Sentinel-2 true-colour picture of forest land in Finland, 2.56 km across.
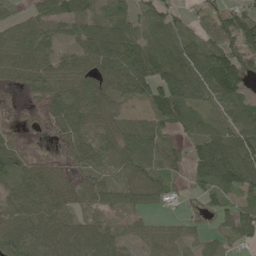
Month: May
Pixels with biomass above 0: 82%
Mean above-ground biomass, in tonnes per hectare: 68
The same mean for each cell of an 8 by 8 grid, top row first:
43 71 79 72 54 54 57 121
71 52 67 116 100 102 100 148
46 73 74 78 105 164 137 114
5 39 72 53 41 104 48 74
32 4 52 58 77 37 104 96
70 60 26 29 73 36 89 115
64 80 39 45 57 18 36 46
92 77 81 65 46 52 41 43
